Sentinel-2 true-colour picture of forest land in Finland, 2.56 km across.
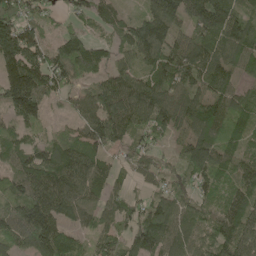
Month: May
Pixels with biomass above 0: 90%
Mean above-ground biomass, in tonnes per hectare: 102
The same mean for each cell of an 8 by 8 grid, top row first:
115 50 54 76 86 102 158 97
179 83 128 65 147 99 123 125
186 126 73 95 107 119 114 57
119 45 79 170 129 123 127 101
91 81 104 99 83 37 123 83
108 138 128 66 68 64 115 92
106 158 95 79 73 98 68 125
96 157 50 87 140 99 59 134
